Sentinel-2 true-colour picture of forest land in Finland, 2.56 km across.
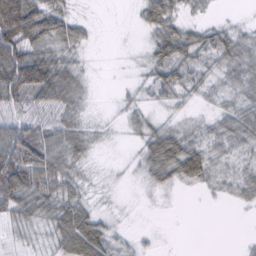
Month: February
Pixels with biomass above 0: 72%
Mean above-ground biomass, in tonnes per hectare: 31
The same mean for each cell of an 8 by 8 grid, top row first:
65 45 13 0 29 31 11 6
48 40 23 0 11 66 49 47
90 68 27 1 17 46 25 39
26 17 25 4 20 15 13 42
90 67 40 4 31 54 31 32
95 61 23 3 21 45 35 28
53 44 37 11 1 1 1 10
20 21 96 37 9 0 0 3
